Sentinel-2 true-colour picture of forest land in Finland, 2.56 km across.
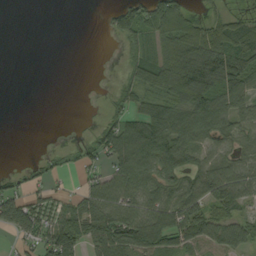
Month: September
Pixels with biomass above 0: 62%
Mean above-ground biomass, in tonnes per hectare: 58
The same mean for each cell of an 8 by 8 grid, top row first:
0 0 0 36 87 110 31 26
0 0 0 1 63 126 146 117
0 0 0 8 88 134 173 106
0 0 1 39 80 93 113 59
0 1 29 90 109 80 52 47
32 38 24 62 77 60 77 55
114 66 74 89 70 71 79 42
37 88 88 137 119 73 63 42
